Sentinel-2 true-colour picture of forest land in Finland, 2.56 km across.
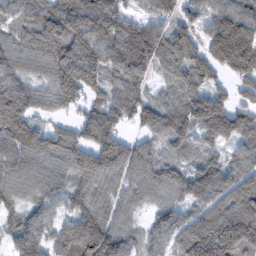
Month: February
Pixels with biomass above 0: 91%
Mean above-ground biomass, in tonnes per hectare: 108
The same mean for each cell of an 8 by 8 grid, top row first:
80 103 160 114 44 67 81 122
90 125 172 125 161 119 116 211
97 92 175 76 67 85 83 93
180 58 58 98 113 104 223 102
129 104 102 114 57 68 78 91
96 87 104 82 86 89 133 116
66 68 84 70 51 87 110 153
82 81 159 149 69 96 212 219
